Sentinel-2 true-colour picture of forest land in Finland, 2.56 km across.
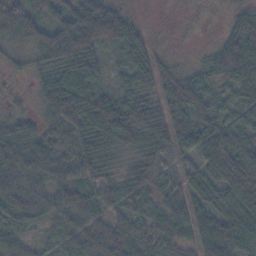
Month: November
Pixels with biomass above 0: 90%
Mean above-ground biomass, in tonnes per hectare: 46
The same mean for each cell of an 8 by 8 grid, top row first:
61 42 83 75 6 1 3 30
24 74 92 36 43 4 13 58
9 52 60 24 41 51 35 58
20 55 79 87 65 57 47 37
59 45 49 53 34 46 61 55
73 49 45 26 31 23 45 83
50 46 63 38 28 35 45 63
40 19 50 70 50 37 66 52
